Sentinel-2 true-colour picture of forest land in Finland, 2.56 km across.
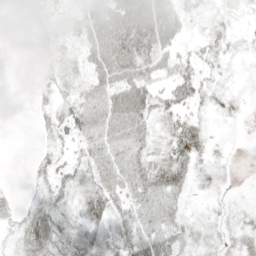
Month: May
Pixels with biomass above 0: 77%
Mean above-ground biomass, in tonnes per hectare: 31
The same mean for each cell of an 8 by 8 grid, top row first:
4 23 42 78 77 43 15 11
0 20 37 93 85 32 23 11
0 19 30 63 50 42 22 8
0 17 46 62 54 41 15 9
0 13 31 49 34 58 25 2
0 25 24 50 51 52 14 2
12 32 27 41 49 32 7 8
17 47 37 30 52 37 12 17
